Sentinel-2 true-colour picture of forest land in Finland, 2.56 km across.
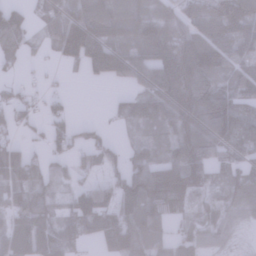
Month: January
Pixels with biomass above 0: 77%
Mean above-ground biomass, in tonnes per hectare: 65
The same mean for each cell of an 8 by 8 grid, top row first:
65 53 94 83 77 72 111 150
65 26 142 107 84 123 111 59
21 8 11 52 67 141 83 76
39 35 2 10 64 99 105 74
32 42 41 30 40 74 83 74
62 35 27 43 97 111 52 66
59 50 77 66 78 51 42 55
81 75 40 98 81 48 41 10
